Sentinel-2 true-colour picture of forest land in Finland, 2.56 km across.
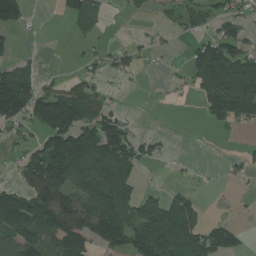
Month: July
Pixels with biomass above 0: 51%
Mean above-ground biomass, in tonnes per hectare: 74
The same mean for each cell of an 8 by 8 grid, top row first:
102 1 96 10 15 41 46 48
20 3 9 28 21 8 119 75
131 20 45 16 8 13 162 216
123 171 114 55 1 0 59 126
30 109 177 149 40 3 0 7
43 209 141 179 14 7 3 19
145 170 138 153 80 100 11 6
116 99 138 115 121 136 117 53
